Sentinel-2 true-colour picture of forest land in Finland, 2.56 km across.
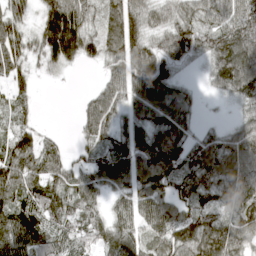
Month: April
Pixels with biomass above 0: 86%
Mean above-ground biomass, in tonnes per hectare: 84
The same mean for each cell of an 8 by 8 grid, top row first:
77 97 96 79 84 74 66 98
95 105 102 75 91 101 76 139
73 16 1 79 115 61 41 143
44 0 42 96 91 111 3 43
81 42 38 72 98 109 72 97
107 91 66 103 105 100 98 111
112 110 83 58 106 104 83 116
160 111 63 88 58 101 137 96
